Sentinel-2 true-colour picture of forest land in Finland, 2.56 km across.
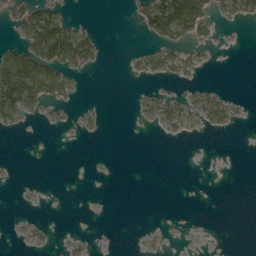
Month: May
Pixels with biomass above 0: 23%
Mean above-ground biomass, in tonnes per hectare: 25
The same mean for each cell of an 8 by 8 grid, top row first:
45 90 2 0 67 184 76 66
54 158 128 0 18 64 21 2
144 122 12 0 18 33 3 0
75 17 15 0 26 50 54 9
0 0 0 0 0 1 0 0
1 0 0 0 0 0 0 0
2 1 0 0 0 0 0 0
4 6 11 0 4 1 0 0
